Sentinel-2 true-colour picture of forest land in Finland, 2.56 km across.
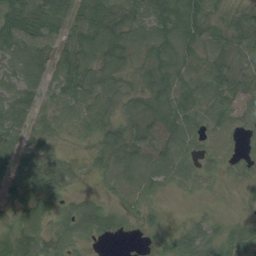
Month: July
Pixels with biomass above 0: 82%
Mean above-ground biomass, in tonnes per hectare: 45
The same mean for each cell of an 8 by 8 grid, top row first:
69 65 48 72 56 87 56 24
54 36 67 83 70 75 50 40
49 44 67 48 38 67 65 51
54 39 56 37 49 65 48 44
48 38 6 48 58 62 32 18
57 79 16 58 50 37 21 18
29 28 42 26 27 0 5 3
68 50 31 15 4 33 37 47
